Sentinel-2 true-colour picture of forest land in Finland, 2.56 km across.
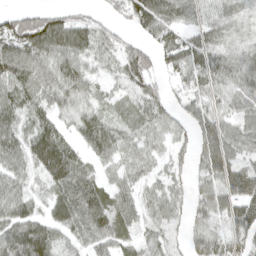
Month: April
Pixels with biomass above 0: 83%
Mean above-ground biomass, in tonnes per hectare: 46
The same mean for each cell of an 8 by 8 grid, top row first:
30 40 21 19 67 44 29 33
61 67 57 32 34 60 54 38
59 58 55 24 47 28 52 56
57 41 40 29 42 28 57 47
54 76 31 47 34 28 70 64
43 51 49 23 29 27 53 78
48 29 62 48 34 33 61 72
65 54 33 40 24 17 64 73
